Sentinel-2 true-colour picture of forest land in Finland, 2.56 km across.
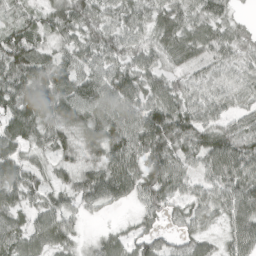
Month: April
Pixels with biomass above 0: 91%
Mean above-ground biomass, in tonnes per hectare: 66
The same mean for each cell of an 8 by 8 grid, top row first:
26 58 85 60 60 74 70 16
94 47 66 79 63 73 62 59
89 90 79 83 73 46 57 61
86 90 88 79 86 87 56 46
65 60 49 89 101 84 86 91
67 40 60 90 80 73 55 91
62 61 42 30 48 46 55 82
70 71 23 45 56 36 36 74
